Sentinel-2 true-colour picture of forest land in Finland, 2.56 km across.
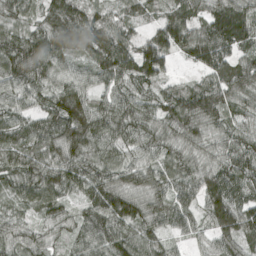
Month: April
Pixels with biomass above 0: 96%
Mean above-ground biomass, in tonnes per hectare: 93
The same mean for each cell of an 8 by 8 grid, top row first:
71 85 104 54 65 93 104 134
121 123 100 136 99 104 142 98
99 83 72 90 100 41 76 142
66 91 140 100 85 111 122 80
87 105 130 87 96 76 66 96
99 114 111 84 84 94 100 103
55 83 61 127 98 90 99 117
79 55 72 98 84 38 53 99
